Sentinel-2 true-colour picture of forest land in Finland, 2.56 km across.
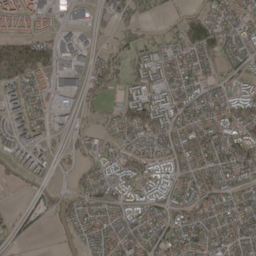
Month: April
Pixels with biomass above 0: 76%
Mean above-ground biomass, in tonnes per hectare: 53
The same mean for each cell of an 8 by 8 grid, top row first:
79 47 33 47 37 25 60 48
136 89 53 26 48 57 112 50
125 68 45 49 79 57 42 49
45 44 34 28 131 69 50 88
48 29 32 36 61 56 80 91
15 27 21 55 64 54 48 46
11 31 63 55 61 52 47 45
18 3 29 47 54 53 59 48
